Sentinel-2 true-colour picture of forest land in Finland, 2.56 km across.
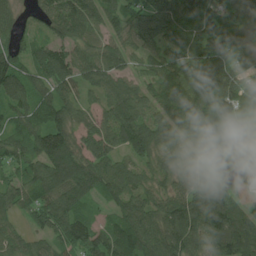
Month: July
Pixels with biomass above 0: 93%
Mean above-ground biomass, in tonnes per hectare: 105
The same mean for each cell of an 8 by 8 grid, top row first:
49 83 140 92 149 177 131 117
63 89 78 75 74 80 137 139
118 116 89 90 67 149 215 118
81 118 61 95 97 115 167 117
77 142 91 86 131 54 91 111
57 106 119 91 57 62 99 120
68 124 74 53 93 125 183 110
65 69 121 112 128 151 119 143
